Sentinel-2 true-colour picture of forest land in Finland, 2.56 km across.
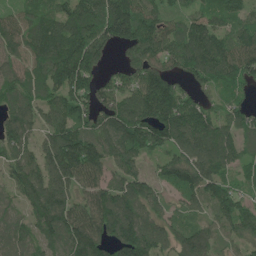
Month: June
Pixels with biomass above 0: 90%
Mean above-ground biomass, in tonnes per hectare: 115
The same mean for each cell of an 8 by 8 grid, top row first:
72 99 166 217 125 65 90 89
106 145 175 89 138 105 143 116
101 122 157 73 137 97 91 105
104 98 126 128 177 184 95 83
118 95 153 115 128 141 167 92
91 124 121 81 75 104 126 55
62 165 109 147 111 55 67 103
93 90 167 121 152 104 112 77
